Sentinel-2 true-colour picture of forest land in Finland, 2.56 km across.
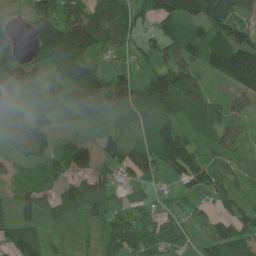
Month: June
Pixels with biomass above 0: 80%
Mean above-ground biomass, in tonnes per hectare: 84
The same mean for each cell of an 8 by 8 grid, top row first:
15 170 117 131 67 138 159 86
50 209 194 57 59 80 116 151
101 59 158 102 77 119 44 149
93 115 79 117 93 78 67 44
72 82 53 72 70 134 42 36
30 51 68 47 79 73 83 29
75 59 101 71 50 40 28 54
102 47 13 94 110 62 67 87
